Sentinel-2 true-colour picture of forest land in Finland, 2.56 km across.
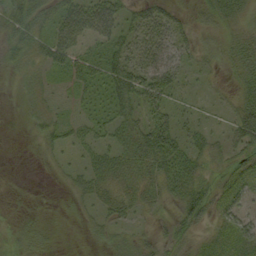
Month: September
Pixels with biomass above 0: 65%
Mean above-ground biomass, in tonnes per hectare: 26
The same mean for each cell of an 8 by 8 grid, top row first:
48 34 59 53 34 28 22 29
35 40 26 33 40 41 16 25
11 18 16 27 55 32 8 20
3 23 10 21 32 27 7 36
1 16 21 23 46 46 31 42
1 3 19 34 30 55 24 34
2 1 9 23 17 29 44 37
14 8 2 20 19 27 18 40
